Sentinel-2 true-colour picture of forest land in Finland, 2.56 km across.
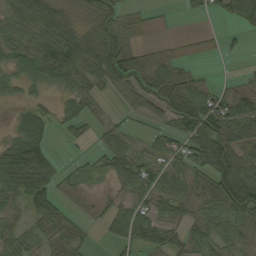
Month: September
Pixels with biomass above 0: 72%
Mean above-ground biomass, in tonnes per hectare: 42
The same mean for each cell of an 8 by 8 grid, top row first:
51 73 31 52 19 3 17 43
43 60 70 80 26 12 8 9
32 44 48 53 59 58 15 15
12 19 36 10 37 59 72 47
51 31 14 35 21 43 91 68
93 71 21 35 65 47 59 108
25 52 14 28 49 46 37 79
37 30 31 25 66 39 48 34
